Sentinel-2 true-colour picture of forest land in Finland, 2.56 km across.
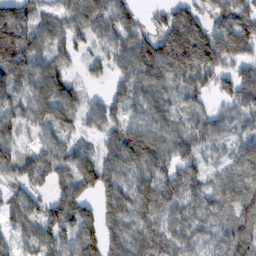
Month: February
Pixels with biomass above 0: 88%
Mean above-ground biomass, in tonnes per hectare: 93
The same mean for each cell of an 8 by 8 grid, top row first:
128 67 91 114 34 109 72 115
172 90 42 83 123 213 178 134
104 118 31 49 98 100 102 103
80 108 68 69 77 66 58 65
66 60 40 74 193 87 57 77
79 74 117 93 102 81 59 120
87 93 106 126 102 72 90 120
40 92 116 99 110 84 63 140
